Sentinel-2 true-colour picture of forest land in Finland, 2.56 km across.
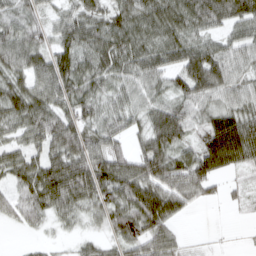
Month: March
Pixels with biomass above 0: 86%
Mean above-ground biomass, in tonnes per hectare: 59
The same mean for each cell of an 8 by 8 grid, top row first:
48 33 64 58 70 75 78 71
69 51 67 77 61 64 61 53
58 84 73 58 60 51 101 49
62 70 66 54 48 73 55 61
37 62 79 56 55 78 104 123
47 80 85 87 90 81 80 19
50 60 50 65 102 60 8 12
2 11 23 35 72 37 5 3
